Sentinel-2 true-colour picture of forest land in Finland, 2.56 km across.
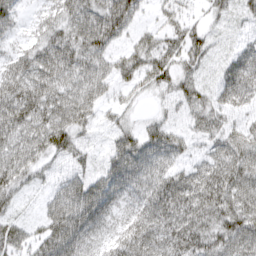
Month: March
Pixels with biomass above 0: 89%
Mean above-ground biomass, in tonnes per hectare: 62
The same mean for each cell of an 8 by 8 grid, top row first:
39 44 79 88 22 36 26 27
28 74 79 42 58 55 42 33
78 87 71 48 60 65 23 72
98 91 79 29 17 27 62 32
83 92 43 40 75 56 35 64
83 29 45 76 75 67 84 92
31 51 104 52 67 93 89 92
71 96 76 49 84 90 75 86
